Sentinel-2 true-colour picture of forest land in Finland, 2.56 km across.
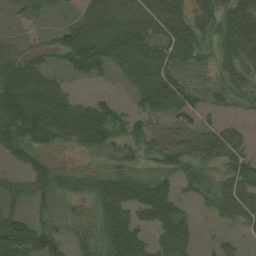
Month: August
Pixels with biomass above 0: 79%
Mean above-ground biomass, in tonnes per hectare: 54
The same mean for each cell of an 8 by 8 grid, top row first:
26 24 43 82 76 72 56 68
36 34 100 88 88 77 33 73
87 54 22 19 85 60 30 53
107 93 71 48 43 54 28 19
73 46 53 52 44 42 56 45
26 65 32 59 39 37 34 65
45 38 16 74 68 55 18 65
131 76 38 82 51 78 7 17
